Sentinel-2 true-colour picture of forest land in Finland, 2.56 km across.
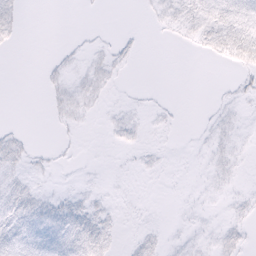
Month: February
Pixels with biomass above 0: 37%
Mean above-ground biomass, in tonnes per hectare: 3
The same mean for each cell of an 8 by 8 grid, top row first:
6 0 0 0 1 6 7 7
1 0 2 3 1 1 5 9
0 3 5 3 0 0 0 4
0 2 5 2 2 1 1 3
5 1 1 2 3 0 3 3
5 2 1 1 1 0 3 2
8 7 6 3 1 1 2 4
8 9 10 5 5 2 4 6
